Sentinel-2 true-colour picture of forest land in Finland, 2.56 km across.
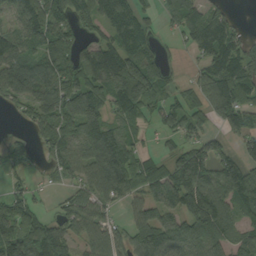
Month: September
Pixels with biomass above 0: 77%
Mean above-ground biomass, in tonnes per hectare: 97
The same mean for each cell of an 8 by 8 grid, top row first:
90 139 97 118 59 84 95 14
91 163 86 92 87 18 128 61
130 120 123 150 167 27 105 131
40 119 171 84 71 73 98 133
70 81 93 115 30 48 81 58
43 26 84 150 105 145 126 138
98 23 105 58 74 98 176 84
172 149 62 93 135 119 99 77
